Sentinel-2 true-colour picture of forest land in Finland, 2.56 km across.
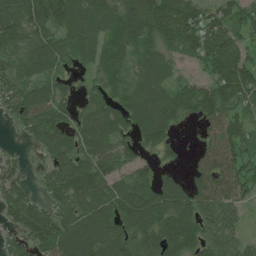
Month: July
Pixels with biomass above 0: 85%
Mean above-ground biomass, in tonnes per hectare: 99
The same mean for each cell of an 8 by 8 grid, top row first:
142 148 129 116 168 173 89 81
94 110 111 95 93 88 123 83
105 88 31 81 96 53 78 138
81 117 63 95 129 105 101 79
14 96 97 101 74 43 57 96
64 62 150 98 64 42 95 118
112 77 109 117 150 133 100 54
60 131 165 141 127 136 91 52
